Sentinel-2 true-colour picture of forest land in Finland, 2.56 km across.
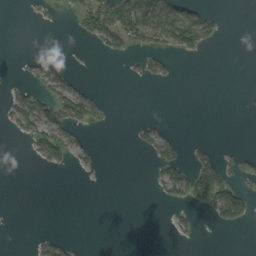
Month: September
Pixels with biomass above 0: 21%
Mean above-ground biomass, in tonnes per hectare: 17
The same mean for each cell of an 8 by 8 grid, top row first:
0 2 36 80 84 60 30 0
0 0 2 35 32 51 20 0
5 35 6 0 13 4 0 0
46 61 61 4 0 0 0 0
2 56 17 0 22 21 5 1
0 1 2 0 1 44 64 25
0 0 0 0 0 16 42 77
0 18 2 0 0 4 0 0
